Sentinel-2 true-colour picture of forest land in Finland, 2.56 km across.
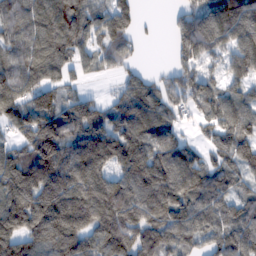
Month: February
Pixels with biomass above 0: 86%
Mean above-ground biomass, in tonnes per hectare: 111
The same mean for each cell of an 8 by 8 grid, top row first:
105 124 113 113 10 37 116 141
100 119 88 96 13 62 107 118
125 93 38 26 73 93 64 91
128 159 117 87 170 76 91 131
74 183 140 150 138 90 49 132
133 148 145 96 143 144 107 85
142 172 160 159 133 123 122 97
113 153 135 167 125 107 88 127
